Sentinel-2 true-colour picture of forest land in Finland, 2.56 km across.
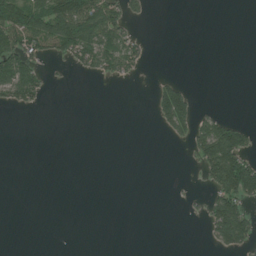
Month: July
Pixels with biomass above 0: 23%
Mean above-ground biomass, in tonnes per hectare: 26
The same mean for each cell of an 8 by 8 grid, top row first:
94 101 119 76 18 0 0 0
88 58 90 77 18 0 0 0
115 18 5 19 4 20 0 0
13 2 0 0 0 112 15 0
0 0 0 0 0 11 108 82
0 0 0 0 0 0 53 152
0 0 0 0 0 1 36 71
0 0 0 0 0 0 18 77
